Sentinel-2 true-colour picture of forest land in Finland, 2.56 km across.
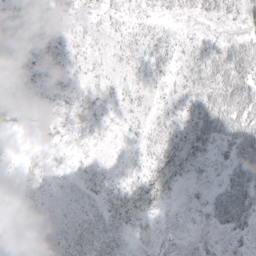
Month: May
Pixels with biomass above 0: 70%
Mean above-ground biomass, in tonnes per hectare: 17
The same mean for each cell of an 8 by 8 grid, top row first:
8 2 7 8 7 10 18 28
16 5 14 15 25 19 25 37
5 3 8 12 16 18 37 48
3 3 2 8 15 19 46 49
1 0 2 6 21 26 30 47
17 20 12 12 19 18 7 38
14 13 13 21 23 2 22 54
12 10 22 25 13 2 2 14
